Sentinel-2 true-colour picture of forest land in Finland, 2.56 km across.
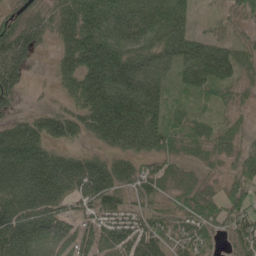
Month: May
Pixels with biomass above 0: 84%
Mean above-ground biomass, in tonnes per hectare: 76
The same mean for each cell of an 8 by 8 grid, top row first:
41 60 107 89 82 91 7 26
112 20 127 115 68 78 80 39
84 11 106 142 103 49 94 47
30 47 69 158 154 28 19 19
149 87 30 78 99 50 52 34
181 188 156 114 60 52 23 48
142 129 41 69 40 38 65 55
113 42 53 88 121 64 55 60
